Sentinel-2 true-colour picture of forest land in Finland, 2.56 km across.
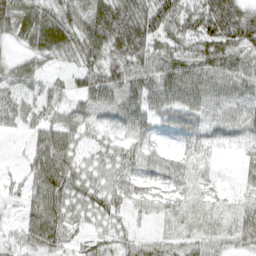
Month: April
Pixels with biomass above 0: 91%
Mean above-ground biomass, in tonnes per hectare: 55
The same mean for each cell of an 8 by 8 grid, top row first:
67 63 65 98 79 77 85 78
20 70 67 71 70 54 82 90
40 36 50 72 70 106 77 71
48 62 70 55 68 69 49 48
6 82 46 46 44 23 37 29
19 102 62 59 42 56 29 25
23 95 64 62 37 40 34 39
26 77 28 55 30 28 32 44
